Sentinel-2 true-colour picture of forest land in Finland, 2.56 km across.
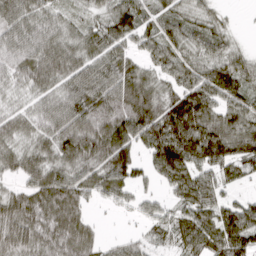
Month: March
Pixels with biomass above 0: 87%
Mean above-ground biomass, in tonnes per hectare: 68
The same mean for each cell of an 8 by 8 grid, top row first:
87 56 32 78 60 56 44 3
76 85 69 75 44 61 56 28
42 69 67 76 70 54 79 78
41 61 83 94 111 132 88 72
57 60 97 119 80 181 147 100
41 74 63 78 27 93 53 51
78 73 50 14 19 41 66 65
71 62 74 16 28 52 98 113
